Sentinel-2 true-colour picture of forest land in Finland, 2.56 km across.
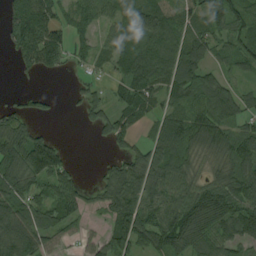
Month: August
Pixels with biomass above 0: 78%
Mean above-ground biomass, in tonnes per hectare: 77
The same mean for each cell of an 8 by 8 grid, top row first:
87 80 68 64 105 76 94 92
66 128 39 63 80 81 70 76
9 5 24 36 90 88 87 39
45 18 24 58 60 61 91 75
115 111 0 45 52 101 95 105
117 115 26 71 95 89 46 109
106 79 59 97 114 97 141 94
158 67 37 87 109 120 98 77
